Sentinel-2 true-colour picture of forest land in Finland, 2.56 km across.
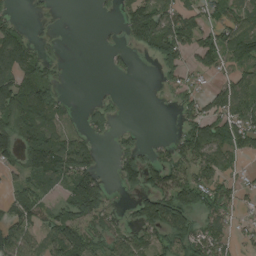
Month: August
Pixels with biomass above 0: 60%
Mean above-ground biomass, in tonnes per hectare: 73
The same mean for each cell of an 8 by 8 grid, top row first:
25 9 0 18 164 113 79 73
121 28 0 19 67 134 94 129
110 84 0 10 0 51 31 82
150 105 20 45 0 32 94 116
122 132 79 28 37 68 137 80
53 96 145 25 124 100 99 37
77 57 125 43 115 137 97 46
113 69 115 62 64 74 96 31
